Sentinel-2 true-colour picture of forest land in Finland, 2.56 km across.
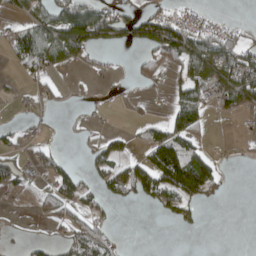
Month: April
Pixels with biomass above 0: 41%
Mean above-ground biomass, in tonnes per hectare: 39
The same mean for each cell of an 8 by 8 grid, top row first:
21 68 112 68 62 36 10 1
67 102 77 23 50 114 89 55
14 27 5 9 23 37 61 92
8 13 5 3 5 82 32 38
27 16 8 29 34 101 16 4
44 37 40 65 98 148 102 0
3 36 44 16 12 55 6 0
6 23 68 27 0 0 0 0
